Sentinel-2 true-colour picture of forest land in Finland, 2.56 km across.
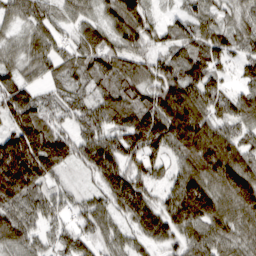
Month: March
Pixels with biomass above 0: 95%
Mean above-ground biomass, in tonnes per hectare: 111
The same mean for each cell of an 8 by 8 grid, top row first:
74 81 70 72 85 51 72 62
47 104 116 101 69 105 128 67
91 65 88 119 91 144 132 49
145 85 92 122 163 202 118 94
129 169 108 116 177 136 182 110
228 130 32 154 124 107 158 205
120 86 65 110 162 175 190 157
100 53 79 68 79 88 115 90
